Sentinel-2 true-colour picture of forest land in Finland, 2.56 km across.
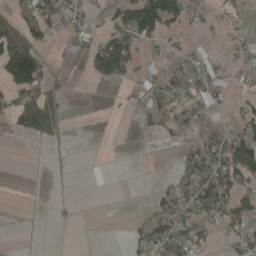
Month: May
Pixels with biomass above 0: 36%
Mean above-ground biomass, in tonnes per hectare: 42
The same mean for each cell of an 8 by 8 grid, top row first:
51 64 39 53 197 109 16 21
172 21 14 128 32 25 5 32
142 70 1 55 18 67 63 14
119 158 0 2 32 58 26 32
2 23 0 0 2 15 69 87
0 0 0 0 0 35 105 87
1 1 1 0 11 73 89 71
1 0 0 0 49 82 28 45
